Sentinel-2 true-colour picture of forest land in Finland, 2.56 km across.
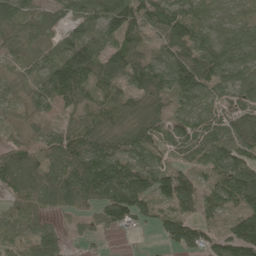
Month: May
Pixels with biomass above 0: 89%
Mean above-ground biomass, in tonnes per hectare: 71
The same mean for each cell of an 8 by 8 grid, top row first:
61 48 63 106 77 86 65 55
34 49 108 81 53 68 88 99
33 104 93 70 84 92 89 75
25 32 49 68 84 48 49 66
52 68 89 91 78 55 79 81
110 85 110 115 93 87 43 100
79 75 60 108 76 71 42 75
59 110 26 6 4 74 50 120
